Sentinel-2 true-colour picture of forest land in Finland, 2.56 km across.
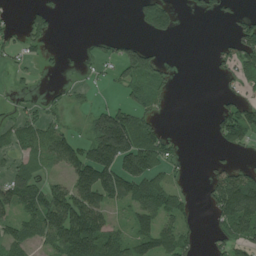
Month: July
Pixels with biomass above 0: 48%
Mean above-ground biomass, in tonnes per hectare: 56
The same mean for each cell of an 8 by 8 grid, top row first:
6 36 0 0 78 40 25 25
30 26 8 22 42 0 4 75
12 5 12 23 76 16 4 40
22 32 16 85 63 0 10 98
39 74 67 188 117 23 6 57
67 32 119 124 120 18 30 77
74 133 145 59 92 82 35 155
68 76 179 89 84 97 22 71
